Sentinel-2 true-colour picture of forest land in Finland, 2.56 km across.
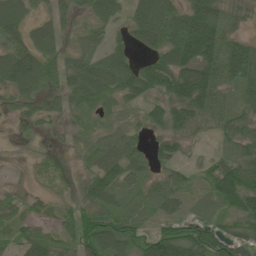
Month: June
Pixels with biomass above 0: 81%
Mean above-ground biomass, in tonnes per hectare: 54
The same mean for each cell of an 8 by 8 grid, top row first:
63 37 23 38 81 65 88 41
56 58 35 37 43 98 95 62
81 50 73 76 92 92 82 65
21 31 43 27 45 73 68 53
3 5 22 43 28 35 10 61
3 15 20 58 43 42 62 94
31 27 52 62 50 36 31 86
40 60 72 92 58 110 109 73
